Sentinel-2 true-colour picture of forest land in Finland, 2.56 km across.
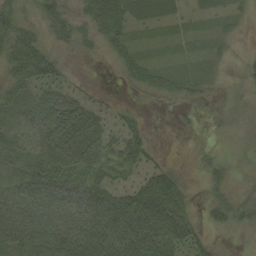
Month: September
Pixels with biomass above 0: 75%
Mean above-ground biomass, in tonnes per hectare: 40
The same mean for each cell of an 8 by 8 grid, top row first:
50 55 35 72 32 19 15 12
61 36 25 31 13 9 12 3
53 48 6 2 31 29 19 12
47 70 68 23 9 10 8 10
42 64 82 43 45 1 6 10
36 63 65 44 37 35 26 11
78 79 78 82 110 70 24 34
60 77 85 94 75 64 19 1
